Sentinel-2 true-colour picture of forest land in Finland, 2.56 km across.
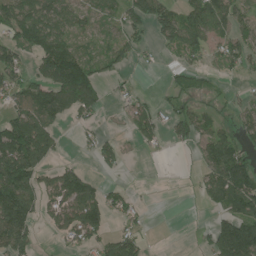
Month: June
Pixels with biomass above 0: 56%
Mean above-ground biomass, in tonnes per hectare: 71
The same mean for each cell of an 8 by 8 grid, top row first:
113 105 57 50 119 83 114 53
93 142 46 65 38 68 67 66
72 112 187 33 6 22 22 14
85 129 80 7 52 45 34 37
187 118 20 38 26 24 74 52
200 52 84 13 0 0 67 149
215 55 142 65 12 0 27 113
143 7 53 68 37 0 56 223
